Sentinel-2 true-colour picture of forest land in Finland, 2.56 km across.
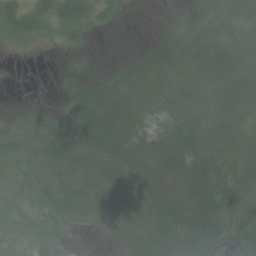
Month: July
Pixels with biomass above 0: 84%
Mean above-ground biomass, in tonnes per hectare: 42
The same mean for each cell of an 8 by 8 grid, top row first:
42 45 44 19 1 21 68 77
9 6 11 0 26 62 83 79
0 0 12 39 51 39 59 69
8 13 67 66 41 42 39 49
35 54 67 57 58 69 45 41
24 41 48 53 42 45 68 48
25 40 46 67 55 41 61 45
21 35 1 15 65 52 53 53
